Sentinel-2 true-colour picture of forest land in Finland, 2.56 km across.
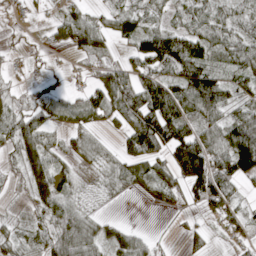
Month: April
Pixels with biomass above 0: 72%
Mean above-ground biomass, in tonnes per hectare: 50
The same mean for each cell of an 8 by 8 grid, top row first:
12 15 46 43 37 25 44 31
12 19 54 22 76 121 64 57
14 22 12 101 75 97 107 45
47 49 50 66 127 117 75 38
48 39 32 14 115 108 78 106
19 68 21 34 52 71 128 73
5 57 39 2 3 13 55 36
30 50 84 37 30 5 15 21
